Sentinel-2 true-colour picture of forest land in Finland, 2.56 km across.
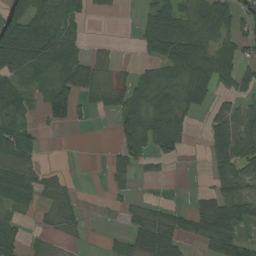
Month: August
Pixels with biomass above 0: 58%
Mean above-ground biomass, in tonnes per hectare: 56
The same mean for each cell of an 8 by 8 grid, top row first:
54 86 51 8 25 72 97 62
120 129 54 12 43 132 91 70
73 65 95 38 45 63 86 60
71 55 36 37 72 80 51 82
116 3 0 14 89 72 58 121
100 30 2 38 9 1 25 95
57 34 23 8 30 19 64 105
63 25 7 12 57 45 54 79
